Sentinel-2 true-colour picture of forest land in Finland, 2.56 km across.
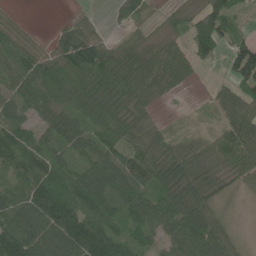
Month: June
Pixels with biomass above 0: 84%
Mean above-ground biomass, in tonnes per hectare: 70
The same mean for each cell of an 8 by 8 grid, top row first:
21 0 14 16 34 24 79 33
93 40 105 44 44 42 77 75
65 97 104 95 83 62 5 90
52 74 78 87 44 4 13 76
76 59 64 79 68 34 45 106
52 106 84 103 84 88 47 45
86 178 147 103 114 102 57 4
124 112 163 112 61 71 110 21
